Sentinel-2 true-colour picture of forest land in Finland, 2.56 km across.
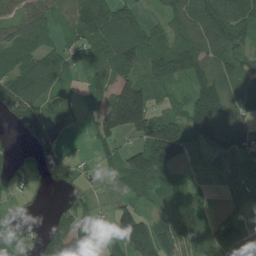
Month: July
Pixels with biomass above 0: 74%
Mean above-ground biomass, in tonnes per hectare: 88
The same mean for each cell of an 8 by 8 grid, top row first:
80 71 105 139 45 94 138 144
101 74 84 149 135 137 133 86
112 144 40 90 100 95 120 88
87 97 27 197 200 68 183 95
15 124 2 69 149 198 69 101
37 29 29 36 152 57 4 22
23 12 65 36 47 77 29 32
51 113 118 67 150 108 75 80
